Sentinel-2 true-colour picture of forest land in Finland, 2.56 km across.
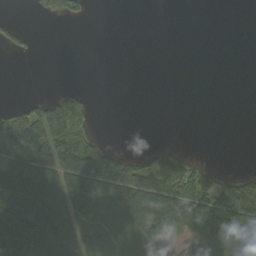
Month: September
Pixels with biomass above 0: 42%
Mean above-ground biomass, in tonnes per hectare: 54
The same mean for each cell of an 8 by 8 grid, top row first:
2 39 31 0 0 0 0 0
21 1 0 0 0 0 0 0
0 1 0 0 0 0 0 0
91 130 128 0 0 0 0 0
102 156 99 14 0 1 0 0
102 83 160 177 89 108 53 40
125 195 109 113 119 94 147 134
159 161 81 86 81 31 77 117
